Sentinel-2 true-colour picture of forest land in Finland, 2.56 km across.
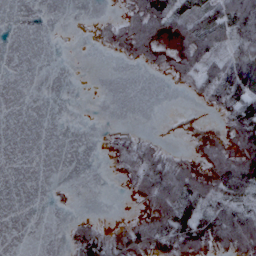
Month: February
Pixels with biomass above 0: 45%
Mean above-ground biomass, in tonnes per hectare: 37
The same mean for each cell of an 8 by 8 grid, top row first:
0 0 1 11 90 70 64 107
0 1 1 28 66 46 82 70
0 0 0 0 1 25 65 118
0 0 0 0 0 4 12 96
0 0 0 28 52 7 38 73
0 0 0 8 92 105 62 111
0 3 2 1 36 107 68 81
0 0 79 68 86 110 93 93
